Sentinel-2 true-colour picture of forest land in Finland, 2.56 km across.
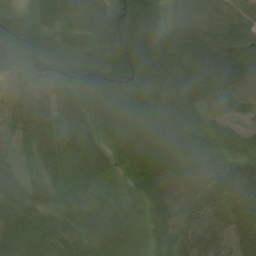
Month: July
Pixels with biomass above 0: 97%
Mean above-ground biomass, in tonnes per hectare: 53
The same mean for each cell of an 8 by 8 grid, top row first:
35 55 58 67 63 45 71 71
55 51 27 65 60 89 131 127
21 56 47 71 62 66 138 117
33 50 51 55 49 53 49 33
17 57 59 35 59 50 41 46
35 29 39 28 63 24 32 45
69 40 29 35 31 34 37 40
76 66 50 55 25 44 43 31
